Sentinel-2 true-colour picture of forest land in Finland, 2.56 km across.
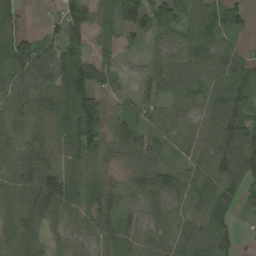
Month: August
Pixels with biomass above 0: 86%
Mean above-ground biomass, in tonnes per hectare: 71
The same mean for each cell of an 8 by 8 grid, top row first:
46 14 90 47 94 95 89 52
93 69 74 37 33 78 85 33
70 89 141 46 47 86 72 71
54 81 140 30 55 44 72 98
54 67 117 58 99 48 83 125
65 109 66 28 87 59 87 92
56 106 52 77 82 78 120 45
55 35 35 81 88 84 84 27
